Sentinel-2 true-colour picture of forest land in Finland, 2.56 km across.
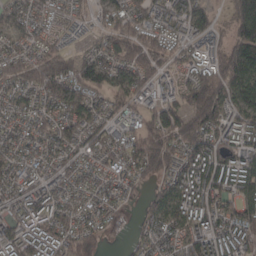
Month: March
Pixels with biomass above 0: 90%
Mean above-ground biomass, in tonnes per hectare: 101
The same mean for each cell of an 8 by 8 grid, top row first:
94 81 58 93 114 95 89 150
57 91 44 115 139 83 72 145
124 200 155 107 89 60 147 140
72 84 95 70 77 126 158 91
94 77 88 89 138 133 144 115
96 88 83 66 67 109 137 124
84 114 82 75 54 97 119 110
122 135 137 20 54 63 115 126
